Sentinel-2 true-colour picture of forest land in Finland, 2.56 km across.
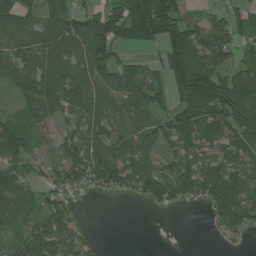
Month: July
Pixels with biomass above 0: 74%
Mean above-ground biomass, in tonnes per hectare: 65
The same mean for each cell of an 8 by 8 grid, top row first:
94 66 55 63 133 101 50 43
54 69 103 91 34 97 73 42
57 86 92 91 70 109 122 75
15 54 95 83 83 94 101 126
70 45 90 106 65 63 67 71
64 44 64 100 89 92 78 74
44 53 16 0 11 27 47 99
30 94 47 0 0 0 4 17
